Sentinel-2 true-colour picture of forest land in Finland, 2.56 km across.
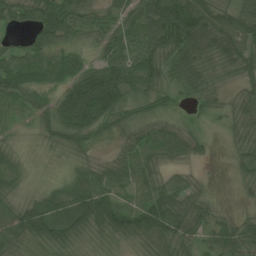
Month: June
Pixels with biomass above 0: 91%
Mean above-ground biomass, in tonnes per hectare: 53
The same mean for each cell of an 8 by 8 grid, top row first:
49 85 52 46 82 139 90 63
27 68 31 53 68 105 77 80
66 50 74 78 82 47 43 35
22 47 113 74 37 23 23 52
16 25 43 27 54 66 16 36
43 12 61 50 59 27 8 24
48 83 101 63 59 67 33 10
50 61 34 30 43 65 40 64
